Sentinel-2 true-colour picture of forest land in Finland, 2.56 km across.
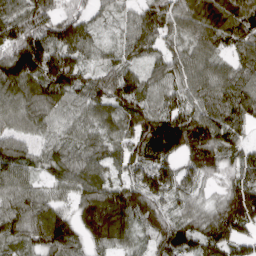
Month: April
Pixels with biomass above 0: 94%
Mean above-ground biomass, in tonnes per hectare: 110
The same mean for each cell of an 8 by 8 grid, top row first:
132 137 98 51 95 107 130 149
164 150 103 46 96 81 95 93
149 156 111 117 102 105 106 108
88 102 87 95 113 104 130 117
91 83 99 98 163 172 157 89
102 70 114 87 130 122 79 105
110 120 107 160 128 85 69 169
74 135 80 103 46 151 115 102
